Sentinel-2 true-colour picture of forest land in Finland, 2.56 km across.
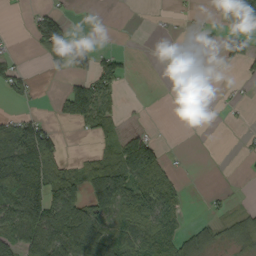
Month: September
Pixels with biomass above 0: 42%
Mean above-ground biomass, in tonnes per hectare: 45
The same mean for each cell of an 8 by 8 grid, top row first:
1 47 0 0 0 5 5 56
2 79 16 12 0 9 6 82
55 3 40 77 0 2 1 10
15 4 89 41 2 0 0 3
102 105 1 34 82 0 0 4
162 94 64 122 87 20 0 1
122 138 106 80 90 43 8 14
79 141 149 97 90 67 41 44
